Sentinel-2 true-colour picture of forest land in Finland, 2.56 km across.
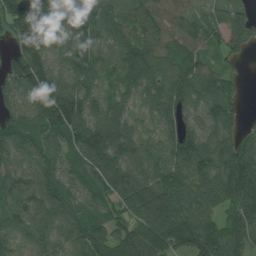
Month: July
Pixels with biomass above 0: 93%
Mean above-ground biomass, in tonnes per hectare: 99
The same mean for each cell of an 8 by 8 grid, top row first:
153 175 165 91 82 88 55 84
85 125 150 89 120 82 66 67
110 146 91 52 103 103 90 34
83 141 127 88 49 106 108 52
103 77 114 134 68 115 90 92
92 93 77 123 84 113 105 154
94 121 81 67 110 128 84 117
67 76 91 101 94 105 139 95
